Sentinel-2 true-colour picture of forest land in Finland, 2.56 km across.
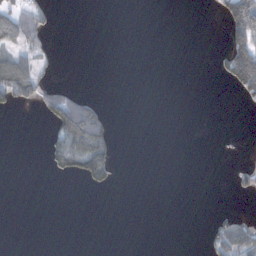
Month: November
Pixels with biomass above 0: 15%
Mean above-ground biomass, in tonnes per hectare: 22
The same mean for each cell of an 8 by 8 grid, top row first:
58 28 0 0 0 0 3 132
58 22 0 0 0 0 0 129
128 20 0 0 0 0 0 130
9 66 165 15 0 0 0 2
0 24 151 58 0 0 0 2
0 7 50 31 0 0 0 17
0 0 0 0 0 0 1 4
0 0 0 0 0 0 25 75
